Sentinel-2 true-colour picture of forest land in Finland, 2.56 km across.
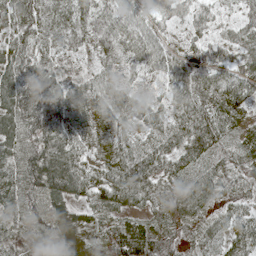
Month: May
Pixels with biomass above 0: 95%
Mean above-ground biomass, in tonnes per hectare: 59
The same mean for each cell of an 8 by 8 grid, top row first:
76 80 72 73 52 62 56 46
61 57 63 67 76 57 69 62
65 65 48 54 52 78 82 70
74 84 74 72 68 70 87 66
58 86 58 69 65 68 76 49
54 96 78 74 98 45 42 36
36 35 32 55 33 41 33 29
18 30 31 46 81 40 30 49
